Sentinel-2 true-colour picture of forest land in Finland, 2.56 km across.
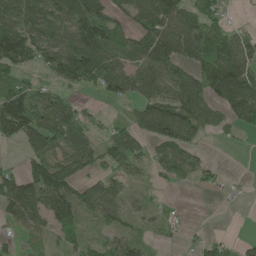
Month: May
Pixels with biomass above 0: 69%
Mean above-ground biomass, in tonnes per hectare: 61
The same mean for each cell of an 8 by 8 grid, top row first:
101 86 124 52 90 94 63 5
122 85 130 65 50 71 94 82
66 32 80 93 72 79 96 129
115 86 35 8 65 90 69 82
36 77 56 74 48 85 12 8
48 157 61 50 18 51 29 5
71 101 84 61 23 6 0 4
33 27 42 40 22 14 30 16
